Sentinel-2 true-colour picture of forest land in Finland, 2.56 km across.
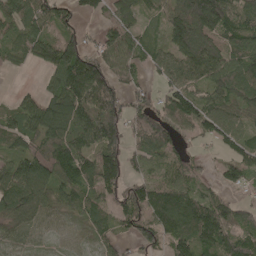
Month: May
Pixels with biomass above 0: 83%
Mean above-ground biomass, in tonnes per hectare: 91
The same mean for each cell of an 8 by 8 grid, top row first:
91 96 60 74 50 118 200 104
50 91 106 98 53 92 108 102
1 44 205 123 35 71 102 121
65 130 118 130 76 115 96 78
60 124 85 119 84 64 33 89
137 137 127 139 55 89 36 83
112 68 66 69 127 154 108 61
45 25 30 54 78 109 129 108
